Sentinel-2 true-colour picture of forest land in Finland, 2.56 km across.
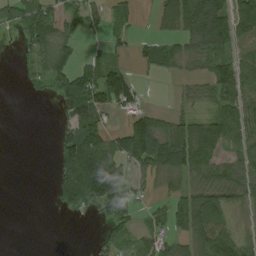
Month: August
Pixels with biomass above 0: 58%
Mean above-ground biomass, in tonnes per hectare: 53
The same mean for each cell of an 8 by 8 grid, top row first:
40 78 42 41 3 80 123 113
14 64 12 23 26 31 74 59
6 51 104 106 10 12 45 77
0 0 119 41 48 22 35 82
0 0 127 69 110 137 125 54
0 14 178 168 41 65 77 71
0 6 58 61 14 38 85 30
0 0 0 40 41 35 97 52
